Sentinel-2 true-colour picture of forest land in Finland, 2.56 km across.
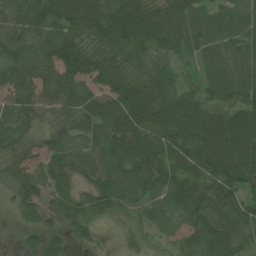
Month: June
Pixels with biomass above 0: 92%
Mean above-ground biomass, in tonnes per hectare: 62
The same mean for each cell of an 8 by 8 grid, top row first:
62 81 100 81 73 66 63 65
72 69 55 59 54 54 61 63
72 47 60 59 52 32 55 60
70 50 61 76 83 69 62 76
55 47 61 84 82 79 88 83
41 60 49 79 88 73 74 83
32 49 62 48 57 73 71 86
9 55 23 3 31 34 68 54
